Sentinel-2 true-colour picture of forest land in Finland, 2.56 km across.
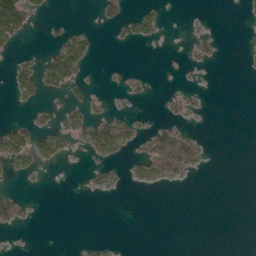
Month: May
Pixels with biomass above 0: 18%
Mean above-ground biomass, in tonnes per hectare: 17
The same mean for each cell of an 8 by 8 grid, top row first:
124 11 0 26 39 0 1 2
20 17 69 3 4 0 12 0
50 63 36 3 6 1 0 0
3 16 34 17 2 10 2 0
83 50 27 90 28 88 8 0
21 3 1 16 37 33 2 0
51 0 0 0 0 0 0 0
0 0 2 3 0 0 0 0
